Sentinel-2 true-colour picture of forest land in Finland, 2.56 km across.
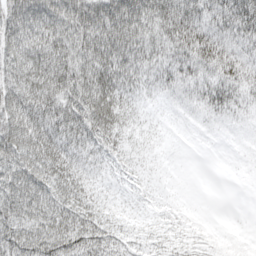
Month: April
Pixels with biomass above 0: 94%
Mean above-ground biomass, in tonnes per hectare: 49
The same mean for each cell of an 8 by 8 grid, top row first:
69 72 81 95 88 84 62 90
66 68 70 86 64 61 70 48
62 75 70 59 41 48 54 54
72 68 69 51 19 16 36 35
78 61 51 37 21 8 11 23
72 58 37 21 19 11 1 14
78 63 47 25 15 15 4 0
85 74 64 38 25 21 19 12
